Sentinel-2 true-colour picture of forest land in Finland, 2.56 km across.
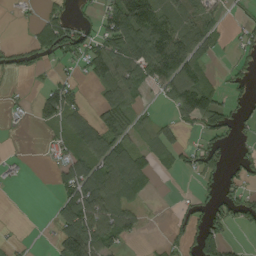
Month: August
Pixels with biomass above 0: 49%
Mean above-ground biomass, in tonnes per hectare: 53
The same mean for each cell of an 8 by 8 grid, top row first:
9 32 27 100 133 86 60 14
33 65 69 88 125 149 52 27
6 16 20 92 83 124 35 40
12 72 46 78 18 51 115 39
1 10 60 92 26 50 49 26
10 6 96 110 62 20 46 48
0 6 127 73 17 17 58 72
6 7 143 74 9 35 111 6
